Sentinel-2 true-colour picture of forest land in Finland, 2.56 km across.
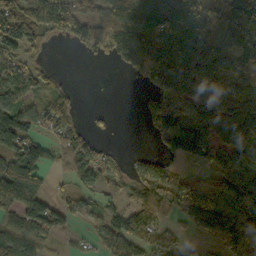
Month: October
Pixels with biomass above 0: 73%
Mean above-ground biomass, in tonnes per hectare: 92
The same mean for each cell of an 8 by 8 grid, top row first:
126 102 92 115 127 171 133 124
103 24 36 97 169 172 146 105
86 37 0 1 45 138 110 97
135 92 17 11 42 131 164 172
111 59 77 9 1 126 169 114
162 49 76 43 78 70 63 137
125 110 52 51 129 99 144 152
127 55 25 104 75 41 47 101
